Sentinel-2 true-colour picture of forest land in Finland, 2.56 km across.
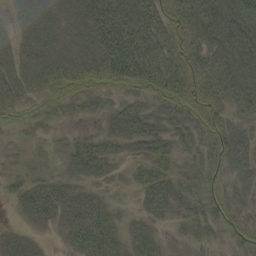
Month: September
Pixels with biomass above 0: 84%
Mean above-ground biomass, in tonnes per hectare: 39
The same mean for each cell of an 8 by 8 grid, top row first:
19 47 48 69 60 47 84 85
38 48 47 73 70 43 64 89
42 38 40 44 61 63 54 86
22 22 19 26 38 40 44 40
4 14 23 26 42 29 36 40
12 17 30 20 29 25 32 33
16 50 42 21 26 27 30 22
34 14 47 42 40 5 17 23
